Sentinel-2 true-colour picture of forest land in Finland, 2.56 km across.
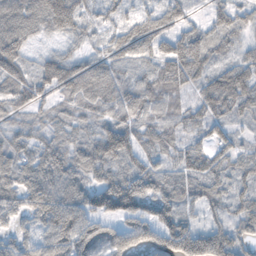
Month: November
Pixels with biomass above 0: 90%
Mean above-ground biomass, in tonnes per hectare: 79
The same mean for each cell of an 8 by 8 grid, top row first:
87 124 79 50 79 84 47 62
94 19 32 71 95 114 96 56
81 89 110 91 66 77 73 113
50 43 49 78 77 54 71 56
63 66 53 129 64 51 65 46
66 76 65 88 104 67 82 60
70 88 89 109 89 89 53 62
76 100 137 116 109 148 141 76
